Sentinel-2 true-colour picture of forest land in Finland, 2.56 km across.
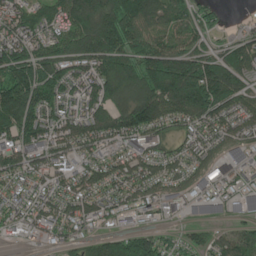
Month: June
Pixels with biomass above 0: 88%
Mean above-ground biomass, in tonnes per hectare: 132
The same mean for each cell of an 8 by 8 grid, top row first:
135 128 189 197 160 110 67 16
150 125 162 167 133 127 93 103
171 164 160 179 158 218 209 125
205 134 176 162 177 147 158 134
154 159 128 129 161 85 104 136
137 154 137 129 134 92 127 130
142 150 133 115 114 97 123 101
52 64 88 104 116 53 69 103
